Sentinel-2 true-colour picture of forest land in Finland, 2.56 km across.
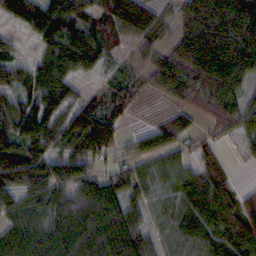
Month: October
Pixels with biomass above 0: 84%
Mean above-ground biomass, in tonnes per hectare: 67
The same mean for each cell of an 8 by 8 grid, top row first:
61 112 70 70 87 44 120 114
21 64 88 29 32 57 112 92
63 87 36 28 27 89 87 62
73 81 84 72 7 37 59 67
79 73 75 59 1 30 30 20
133 103 77 61 56 64 53 5
60 71 99 106 52 58 73 77
63 83 110 116 71 51 62 66
